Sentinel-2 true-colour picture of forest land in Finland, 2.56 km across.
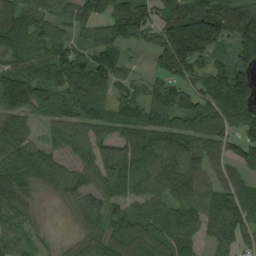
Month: August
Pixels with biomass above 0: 88%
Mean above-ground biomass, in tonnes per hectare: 99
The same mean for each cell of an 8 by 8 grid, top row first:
110 85 88 110 114 132 179 158
126 106 72 111 72 254 162 127
151 105 124 80 49 110 116 133
129 66 99 73 105 155 147 141
113 55 71 65 99 95 82 75
152 104 60 62 72 116 79 56
114 17 79 49 67 84 94 114
78 34 61 78 81 97 52 75
